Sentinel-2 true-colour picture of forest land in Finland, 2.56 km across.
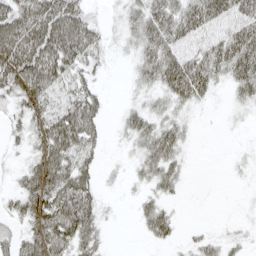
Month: April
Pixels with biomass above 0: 67%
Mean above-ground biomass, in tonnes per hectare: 36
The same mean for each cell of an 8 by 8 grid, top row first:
65 84 53 7 47 56 61 55
83 84 71 10 43 48 44 75
62 70 35 0 26 74 48 52
23 43 74 5 31 22 2 7
12 57 66 3 33 36 0 2
17 79 51 4 24 29 0 3
27 66 78 4 25 9 0 2
33 66 50 4 9 15 18 12
